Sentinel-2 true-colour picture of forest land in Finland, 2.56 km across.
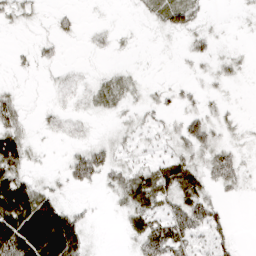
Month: March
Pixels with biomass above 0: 57%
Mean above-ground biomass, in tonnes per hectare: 19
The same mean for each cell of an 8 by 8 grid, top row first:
15 5 6 1 11 42 7 4
3 9 2 6 1 3 15 4
4 4 6 14 6 5 8 8
21 7 7 10 14 13 17 5
48 3 9 18 15 21 30 10
47 7 34 28 34 44 25 22
89 47 10 6 41 36 35 0
80 62 29 0 44 49 25 5
